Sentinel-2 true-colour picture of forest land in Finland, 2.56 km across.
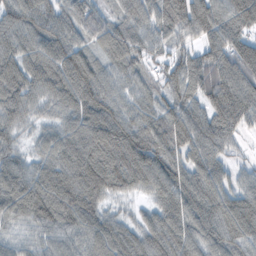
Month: November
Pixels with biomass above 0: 95%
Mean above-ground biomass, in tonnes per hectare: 97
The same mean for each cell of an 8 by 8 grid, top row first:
93 86 85 57 80 124 132 125
94 105 84 84 75 53 83 105
115 69 137 71 51 91 115 126
93 48 101 109 73 115 118 152
54 71 133 146 126 111 115 37
98 99 145 139 119 103 105 42
105 125 125 34 34 106 114 125
52 67 75 111 93 114 96 114
